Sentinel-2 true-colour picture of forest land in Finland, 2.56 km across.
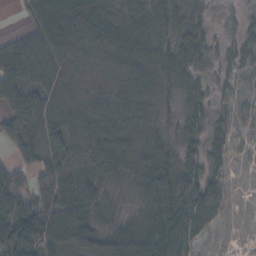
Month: November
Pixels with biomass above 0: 87%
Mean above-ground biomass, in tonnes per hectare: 69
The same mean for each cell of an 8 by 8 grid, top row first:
6 97 120 134 128 63 19 15
77 98 90 96 81 60 30 27
94 87 77 87 77 48 17 13
91 84 94 115 70 23 33 17
59 62 134 105 63 37 45 9
61 113 149 62 64 82 40 1
91 152 120 30 46 89 81 1
97 107 95 72 102 94 16 0
